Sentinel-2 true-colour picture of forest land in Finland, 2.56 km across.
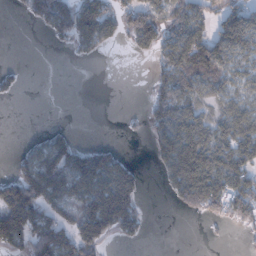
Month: January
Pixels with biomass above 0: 53%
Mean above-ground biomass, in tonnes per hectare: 65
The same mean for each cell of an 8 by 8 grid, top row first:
8 98 122 79 110 82 55 72
0 5 48 19 54 108 132 79
19 0 0 0 1 88 75 52
0 0 0 0 24 93 37 70
4 61 34 17 10 135 111 98
63 103 138 145 21 118 163 103
167 90 116 208 22 26 102 109
101 140 132 44 16 0 4 5
